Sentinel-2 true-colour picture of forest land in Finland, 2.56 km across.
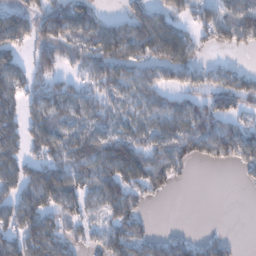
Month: January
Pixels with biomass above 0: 68%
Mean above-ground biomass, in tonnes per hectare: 69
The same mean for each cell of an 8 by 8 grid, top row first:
72 82 119 36 72 57 56 100
69 77 77 107 91 113 22 34
79 75 45 87 69 49 54 61
67 96 86 53 55 77 100 51
69 90 92 112 66 107 93 96
92 108 75 115 102 44 0 11
91 94 76 86 27 0 0 0
88 118 44 83 64 44 42 7
